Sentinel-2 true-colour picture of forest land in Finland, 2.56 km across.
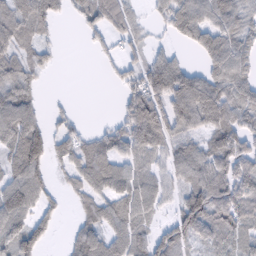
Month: February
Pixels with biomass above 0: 74%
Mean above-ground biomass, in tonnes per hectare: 66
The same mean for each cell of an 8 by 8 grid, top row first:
83 65 34 80 16 97 89 75
72 28 3 25 41 23 88 72
80 9 0 16 92 125 73 72
105 26 6 6 180 104 108 69
84 82 66 69 94 65 57 79
70 47 62 89 56 51 95 99
100 36 37 75 63 51 128 97
94 36 66 65 58 96 54 65
